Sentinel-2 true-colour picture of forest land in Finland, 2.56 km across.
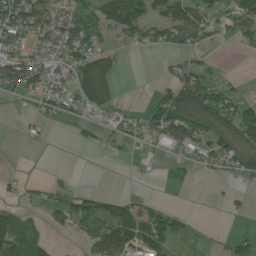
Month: June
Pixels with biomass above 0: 50%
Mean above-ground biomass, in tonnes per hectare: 47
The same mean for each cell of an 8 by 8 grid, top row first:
89 74 59 92 69 88 48 65
66 57 77 25 26 47 23 25
76 66 105 61 0 52 53 12
5 33 38 40 31 102 121 91
3 6 14 16 24 66 72 85
9 5 1 0 9 9 10 48
32 40 68 67 42 16 3 10
108 34 27 157 115 59 4 39
